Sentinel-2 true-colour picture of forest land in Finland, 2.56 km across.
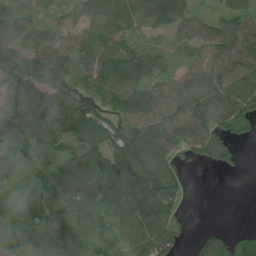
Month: July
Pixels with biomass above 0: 81%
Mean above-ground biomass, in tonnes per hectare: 78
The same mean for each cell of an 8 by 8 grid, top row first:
53 20 61 84 66 92 33 65
70 70 78 69 46 42 71 101
93 73 61 118 88 60 89 87
104 140 107 70 121 98 122 80
90 63 81 107 162 100 84 28
32 61 128 181 149 67 1 5
38 120 108 84 133 49 0 0
72 137 106 67 109 54 40 36
